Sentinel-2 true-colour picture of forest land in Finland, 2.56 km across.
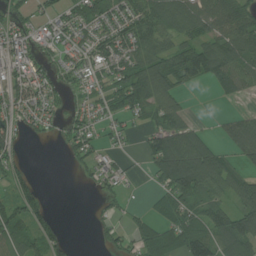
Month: July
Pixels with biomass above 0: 67%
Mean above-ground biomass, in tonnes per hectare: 58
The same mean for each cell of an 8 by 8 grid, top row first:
42 39 64 60 92 98 100 80
69 50 49 75 83 78 89 102
65 56 34 55 112 89 75 73
56 44 29 43 63 61 1 19
41 10 47 24 41 111 54 71
42 0 10 45 12 128 113 58
65 31 0 22 15 75 75 75
61 71 2 37 60 65 101 105
